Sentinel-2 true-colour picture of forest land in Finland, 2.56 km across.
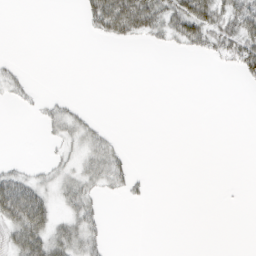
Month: March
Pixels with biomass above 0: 27%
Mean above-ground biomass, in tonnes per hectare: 15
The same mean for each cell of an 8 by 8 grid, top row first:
0 0 10 101 83 56 64 66
0 0 0 3 5 13 35 60
12 0 0 0 0 0 0 13
2 14 9 0 0 0 0 0
0 7 18 14 0 0 0 0
23 13 26 30 5 0 0 0
83 40 28 0 2 0 0 1
42 52 36 3 0 0 0 0
